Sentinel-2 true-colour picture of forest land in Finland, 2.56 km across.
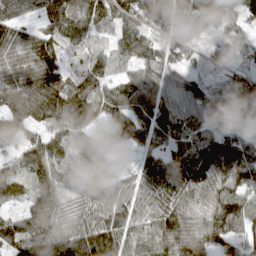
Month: April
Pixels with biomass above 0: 93%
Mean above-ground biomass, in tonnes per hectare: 84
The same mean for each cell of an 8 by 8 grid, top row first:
76 73 109 76 50 70 108 74
123 103 53 51 79 79 27 24
87 105 95 65 86 50 47 61
89 112 148 76 106 103 90 97
53 85 76 67 63 70 93 93
74 74 85 54 72 113 124 104
37 81 61 83 60 94 90 104
106 136 167 132 70 124 100 69
